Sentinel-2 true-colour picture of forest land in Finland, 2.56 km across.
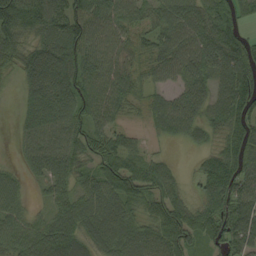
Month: September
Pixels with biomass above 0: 88%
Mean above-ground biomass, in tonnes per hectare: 74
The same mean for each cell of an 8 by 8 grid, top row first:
126 121 101 84 60 85 80 63
85 75 90 71 67 89 105 98
23 90 85 76 60 48 71 109
22 105 78 60 41 82 60 88
23 86 77 73 21 18 32 104
28 68 56 100 89 37 82 96
53 33 68 78 60 93 71 114
74 109 59 74 70 105 59 96
